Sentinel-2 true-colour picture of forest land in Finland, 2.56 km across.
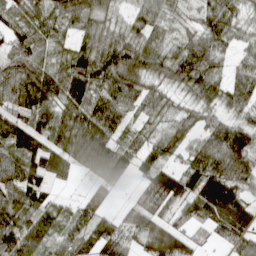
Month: April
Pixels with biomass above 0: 88%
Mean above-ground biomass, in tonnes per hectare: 79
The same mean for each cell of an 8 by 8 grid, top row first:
54 66 75 48 61 27 71 47
62 39 63 106 74 49 93 40
115 92 108 112 81 67 91 66
89 85 100 104 47 41 59 55
116 93 110 84 46 60 100 113
101 93 30 94 58 94 150 95
114 69 43 30 88 69 133 126
101 67 74 108 71 114 26 82
